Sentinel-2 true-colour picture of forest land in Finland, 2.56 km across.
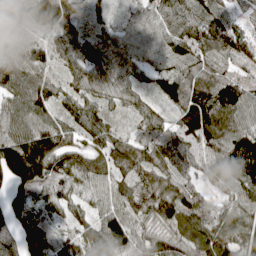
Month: April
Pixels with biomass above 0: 95%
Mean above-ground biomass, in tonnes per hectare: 86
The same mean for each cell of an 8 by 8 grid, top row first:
76 126 51 39 66 88 96 30
62 70 77 84 81 92 91 89
100 74 77 97 56 109 98 53
91 75 79 47 63 57 102 99
141 137 70 93 63 88 89 112
144 117 84 87 87 86 61 107
90 79 53 80 95 118 80 90
93 106 71 100 75 82 107 95
